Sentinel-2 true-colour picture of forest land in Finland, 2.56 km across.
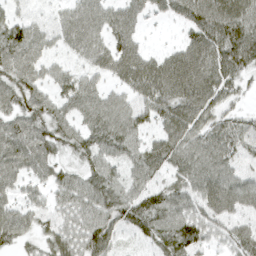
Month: April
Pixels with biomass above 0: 89%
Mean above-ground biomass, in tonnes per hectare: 58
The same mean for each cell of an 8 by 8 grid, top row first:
30 20 70 55 37 38 82 66
83 38 63 67 32 34 91 101
72 41 41 39 88 91 84 50
64 58 51 62 50 76 66 29
89 70 57 63 46 75 67 40
67 50 55 51 55 47 73 40
51 39 67 72 84 66 60 52
52 45 69 48 34 91 44 53
